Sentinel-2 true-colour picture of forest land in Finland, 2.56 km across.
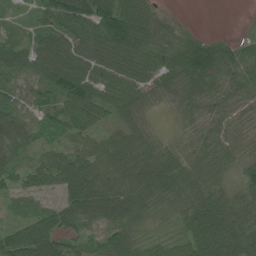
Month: June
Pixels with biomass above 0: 90%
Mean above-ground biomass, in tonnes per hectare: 68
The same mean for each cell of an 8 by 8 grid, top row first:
18 92 106 121 85 11 0 0
57 75 58 86 77 74 96 34
35 59 94 64 57 90 111 65
47 45 94 57 49 35 54 47
68 33 46 57 68 36 68 47
51 64 116 79 96 81 71 41
34 55 120 114 52 33 115 73
111 133 44 88 32 43 139 122
